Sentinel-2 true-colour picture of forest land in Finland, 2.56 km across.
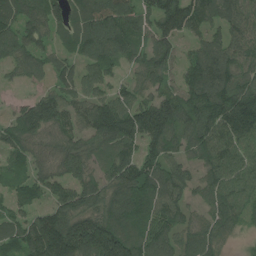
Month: July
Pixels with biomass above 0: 87%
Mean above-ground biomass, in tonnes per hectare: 116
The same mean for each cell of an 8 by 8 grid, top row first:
133 140 108 136 107 164 106 108
118 75 94 123 103 82 94 115
37 59 97 79 77 71 181 134
65 171 98 157 146 144 176 199
99 93 99 129 117 97 131 131
66 90 100 116 158 111 84 127
69 95 142 129 133 105 77 102
104 226 220 221 135 102 110 27
